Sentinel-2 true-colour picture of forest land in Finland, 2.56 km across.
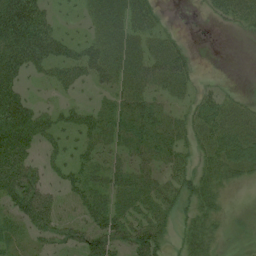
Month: July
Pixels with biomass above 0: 74%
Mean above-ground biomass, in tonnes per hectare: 41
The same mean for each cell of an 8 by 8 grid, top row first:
107 41 17 57 45 1 12 42
87 62 41 57 43 33 0 0
57 31 41 49 60 57 6 1
91 26 31 38 55 24 50 37
90 29 38 36 49 41 44 73
99 26 46 45 41 36 40 28
54 59 33 50 38 28 31 3
28 37 51 63 64 16 30 5
